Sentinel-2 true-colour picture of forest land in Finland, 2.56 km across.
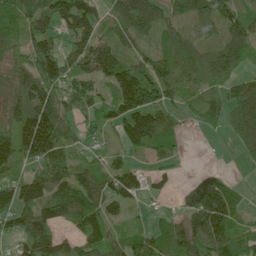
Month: June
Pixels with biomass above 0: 80%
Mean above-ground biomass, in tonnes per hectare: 85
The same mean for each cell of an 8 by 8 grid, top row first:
81 76 124 75 150 66 119 107
52 93 74 88 37 94 61 112
89 127 91 110 153 105 72 60
105 161 50 85 185 54 60 105
110 147 42 24 120 54 0 50
63 100 77 70 38 21 61 5
123 95 134 58 18 21 171 47
61 132 86 77 74 112 136 86
